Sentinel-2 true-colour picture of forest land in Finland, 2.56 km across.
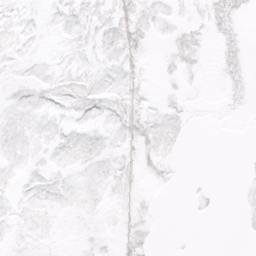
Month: April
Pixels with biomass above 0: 55%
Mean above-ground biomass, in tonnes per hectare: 6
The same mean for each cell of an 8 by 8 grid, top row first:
6 4 8 10 9 5 8 6
7 2 7 10 7 8 4 8
5 8 10 8 4 4 1 6
8 8 11 11 7 7 1 2
9 7 10 8 11 6 0 0
6 8 6 8 4 2 0 1
6 8 6 4 4 0 2 2
5 4 3 3 8 0 0 1
